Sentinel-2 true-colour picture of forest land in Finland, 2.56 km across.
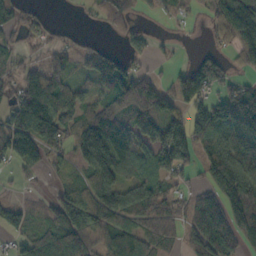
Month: October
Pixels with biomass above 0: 72%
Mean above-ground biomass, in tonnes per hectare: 81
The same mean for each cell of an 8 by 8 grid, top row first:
48 17 6 67 18 29 32 112
44 36 48 32 48 21 19 72
71 118 43 133 72 51 101 34
116 142 84 106 132 74 124 174
115 121 144 139 71 176 89 129
20 28 46 92 67 64 65 156
68 43 138 129 107 62 131 164
38 73 96 73 83 46 126 93
